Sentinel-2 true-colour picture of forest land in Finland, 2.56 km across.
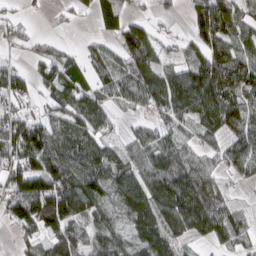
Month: March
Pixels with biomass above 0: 76%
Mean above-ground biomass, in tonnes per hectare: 76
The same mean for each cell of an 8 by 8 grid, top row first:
16 9 15 48 30 18 118 76
19 30 23 43 138 25 97 86
64 66 58 77 103 130 131 111
70 43 101 47 33 97 133 94
138 104 108 49 66 53 40 86
105 145 116 93 95 119 54 36
80 159 136 51 124 139 109 23
32 67 73 84 83 69 47 45
